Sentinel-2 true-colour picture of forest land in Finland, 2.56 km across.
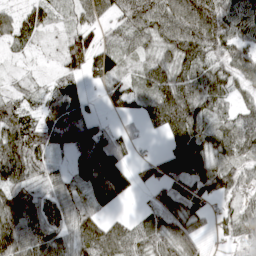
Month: April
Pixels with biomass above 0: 84%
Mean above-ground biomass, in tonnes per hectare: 71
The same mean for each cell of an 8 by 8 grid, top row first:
42 32 34 38 100 123 134 78
25 10 98 52 51 107 95 60
14 18 47 57 56 98 89 57
71 63 60 27 60 140 69 54
109 76 86 81 11 89 88 120
83 43 61 150 36 98 112 55
99 74 68 44 24 95 45 55
112 99 96 106 75 98 23 44
